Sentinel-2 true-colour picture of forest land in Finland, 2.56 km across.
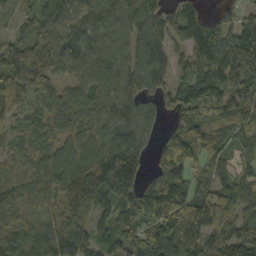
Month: October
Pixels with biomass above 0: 91%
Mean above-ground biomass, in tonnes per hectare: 100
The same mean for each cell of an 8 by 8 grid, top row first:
29 88 111 102 122 90 61 58
77 118 103 88 116 71 140 151
103 83 90 111 106 70 113 146
55 70 81 95 72 61 62 80
51 52 79 107 71 89 78 49
73 116 156 212 76 83 67 66
108 84 129 101 155 177 180 96
121 111 99 77 98 171 184 184
